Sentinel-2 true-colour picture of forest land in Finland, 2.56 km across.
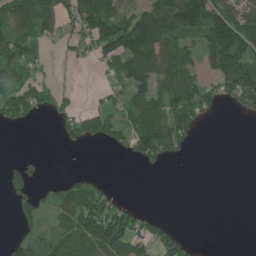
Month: June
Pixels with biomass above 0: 52%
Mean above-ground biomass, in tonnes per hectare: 73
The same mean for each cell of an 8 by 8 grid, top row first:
129 114 140 149 118 159 169 170
135 27 47 146 160 117 108 181
76 47 4 33 104 128 75 186
127 39 64 71 117 138 63 57
0 0 46 56 155 107 0 0
59 12 37 5 4 0 0 0
40 41 119 96 20 0 0 0
46 46 101 134 93 77 1 0
